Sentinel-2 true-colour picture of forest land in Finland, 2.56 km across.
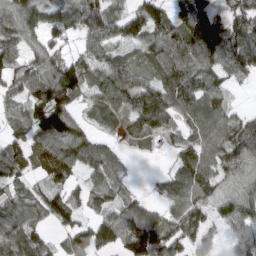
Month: March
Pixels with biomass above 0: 83%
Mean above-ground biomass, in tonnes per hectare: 78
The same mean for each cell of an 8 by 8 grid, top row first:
98 83 87 73 94 70 108 53
68 79 43 60 75 101 138 112
71 103 98 110 74 104 85 34
68 129 43 74 133 81 101 26
67 106 99 31 30 48 105 87
59 65 47 78 2 69 97 79
87 74 51 61 66 68 77 91
106 41 75 72 147 90 70 73
